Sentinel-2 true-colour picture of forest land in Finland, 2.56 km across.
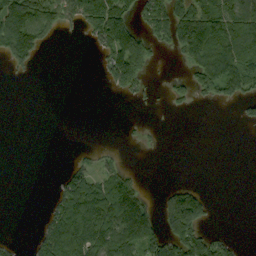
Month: September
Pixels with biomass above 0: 38%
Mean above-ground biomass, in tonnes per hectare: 62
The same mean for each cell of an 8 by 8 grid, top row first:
175 131 117 159 64 135 148 128
159 26 2 128 118 68 133 130
9 0 0 80 79 22 102 136
0 0 0 0 4 11 0 18
0 0 2 4 9 0 0 0
0 1 89 69 9 0 0 0
0 33 149 164 116 179 61 0
10 118 176 125 128 117 85 14
